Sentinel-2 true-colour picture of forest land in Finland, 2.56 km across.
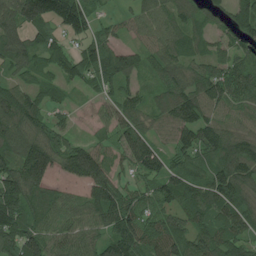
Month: July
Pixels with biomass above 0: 86%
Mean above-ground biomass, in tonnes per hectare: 87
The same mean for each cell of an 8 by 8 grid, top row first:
107 128 133 24 72 70 47 93
101 93 72 72 60 80 57 66
50 38 74 88 34 77 109 108
127 60 10 62 71 115 88 53
106 109 63 58 111 88 105 88
126 87 107 81 72 90 84 124
137 84 68 135 83 87 109 103
123 93 72 107 123 112 111 90
